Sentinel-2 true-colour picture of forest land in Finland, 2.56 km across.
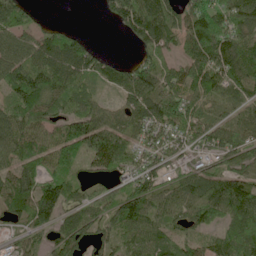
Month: June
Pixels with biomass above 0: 85%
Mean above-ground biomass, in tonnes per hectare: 87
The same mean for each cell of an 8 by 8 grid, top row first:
96 5 0 55 142 99 125 139
103 106 88 3 65 53 169 131
114 114 70 58 119 91 135 102
96 85 91 58 93 133 51 56
108 78 105 126 62 63 82 92
95 73 41 69 83 55 89 76
100 126 79 85 101 93 109 122
42 51 94 72 85 65 63 126
